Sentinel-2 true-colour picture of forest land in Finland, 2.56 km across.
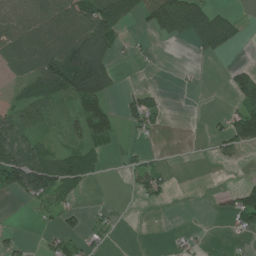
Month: July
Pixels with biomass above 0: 45%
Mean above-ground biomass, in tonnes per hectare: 41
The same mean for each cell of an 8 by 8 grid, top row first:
78 100 83 83 38 90 73 13
61 95 152 66 8 1 50 13
25 102 178 74 1 5 1 62
38 51 66 38 84 0 3 57
106 27 38 21 13 0 9 55
108 103 68 1 53 7 0 4
0 39 23 9 8 1 4 72
16 17 35 8 0 9 5 7
